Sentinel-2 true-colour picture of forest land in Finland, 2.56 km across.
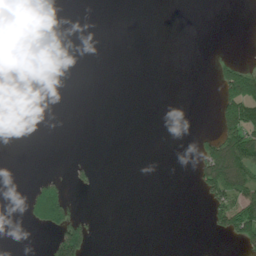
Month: July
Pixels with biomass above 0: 12%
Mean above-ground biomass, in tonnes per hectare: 16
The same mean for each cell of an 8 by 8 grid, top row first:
2 64 0 0 0 0 0 0
0 0 0 0 0 0 0 0
0 0 0 0 0 0 2 125
0 0 0 0 0 0 0 99
0 0 0 0 0 0 38 102
0 11 9 0 0 0 83 92
0 127 8 0 0 0 21 74
0 15 112 0 0 0 2 44
